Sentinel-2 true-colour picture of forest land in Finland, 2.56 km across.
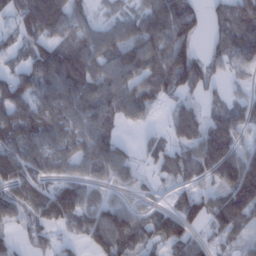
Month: January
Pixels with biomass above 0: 74%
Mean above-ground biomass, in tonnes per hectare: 64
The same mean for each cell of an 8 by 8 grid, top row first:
50 125 43 26 63 113 31 76
39 69 76 69 90 100 29 89
67 81 96 74 73 97 68 27
85 72 64 69 47 35 31 43
81 65 62 76 23 49 88 45
80 41 44 49 15 42 56 139
66 91 92 73 33 60 74 107
33 42 36 104 65 87 24 31
